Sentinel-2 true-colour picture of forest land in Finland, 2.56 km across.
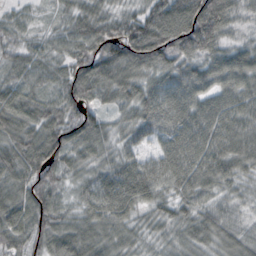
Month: October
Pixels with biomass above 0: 98%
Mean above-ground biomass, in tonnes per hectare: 70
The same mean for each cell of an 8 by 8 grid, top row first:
32 17 55 49 80 131 142 40
41 43 66 92 139 109 86 47
58 51 89 88 72 85 71 79
92 66 74 38 78 96 79 74
88 98 73 48 59 82 88 73
76 71 39 75 95 89 77 51
82 70 43 86 48 51 49 29
68 76 83 56 35 47 52 56
